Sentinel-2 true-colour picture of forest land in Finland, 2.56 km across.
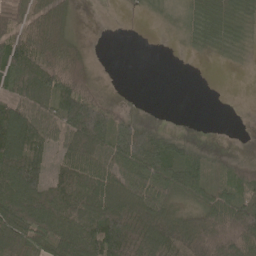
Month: May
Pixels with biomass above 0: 71%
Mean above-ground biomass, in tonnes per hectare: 58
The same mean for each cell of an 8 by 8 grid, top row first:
58 80 3 0 6 8 52 50
78 93 25 0 0 2 19 18
81 71 62 0 0 0 0 0
103 60 113 41 2 0 0 0
108 53 114 83 97 34 6 0
101 57 99 79 84 87 39 51
102 108 112 115 112 59 84 87
92 64 88 108 120 119 130 120
